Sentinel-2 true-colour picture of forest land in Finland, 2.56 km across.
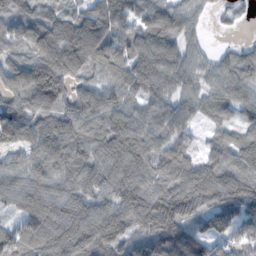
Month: November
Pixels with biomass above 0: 92%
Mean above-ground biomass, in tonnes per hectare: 85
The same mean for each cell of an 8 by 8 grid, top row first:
78 78 72 123 81 89 25 25
71 125 132 117 98 78 24 35
108 143 61 73 105 86 59 74
107 99 92 93 73 86 47 51
88 115 89 103 92 78 35 67
79 96 90 90 84 89 88 85
57 93 91 89 113 114 72 97
103 100 102 94 95 121 84 68
